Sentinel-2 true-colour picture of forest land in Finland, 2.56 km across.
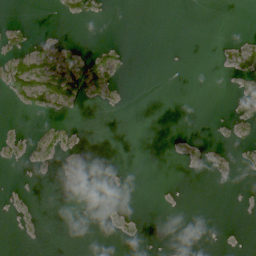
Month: July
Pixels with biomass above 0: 11%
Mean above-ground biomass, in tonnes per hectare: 4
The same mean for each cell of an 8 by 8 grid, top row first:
0 0 10 1 0 0 0 0
7 6 6 8 0 0 0 7
38 43 44 14 0 0 0 2
3 12 1 1 0 0 0 1
4 10 1 0 0 0 0 2
0 0 4 0 0 0 1 0
0 0 0 0 0 0 0 0
0 0 0 0 0 0 0 0
